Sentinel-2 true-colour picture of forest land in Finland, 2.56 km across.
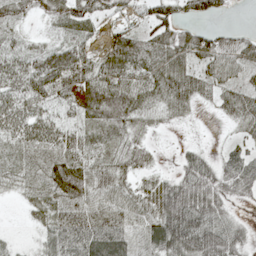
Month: May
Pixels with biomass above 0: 83%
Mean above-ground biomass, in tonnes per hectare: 46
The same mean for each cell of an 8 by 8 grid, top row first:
37 35 60 25 25 47 31 1
33 39 46 49 52 68 61 65
58 84 68 63 53 55 45 30
61 43 46 62 39 33 7 46
39 49 48 25 33 8 9 29
28 43 70 56 30 40 66 78
4 42 53 51 49 98 73 13
7 39 78 71 29 78 76 40
